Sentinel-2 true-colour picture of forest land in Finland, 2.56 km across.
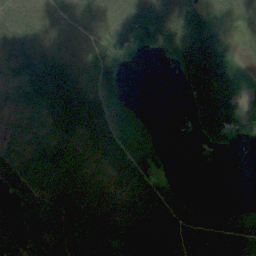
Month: August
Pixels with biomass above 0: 77%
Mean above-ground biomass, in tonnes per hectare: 51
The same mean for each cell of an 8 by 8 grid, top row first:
63 53 57 57 72 97 55 49
76 57 46 56 22 85 95 12
65 91 57 36 0 14 111 36
55 71 79 43 10 0 102 46
49 63 51 54 34 0 25 10
90 60 53 52 65 10 0 0
55 74 64 57 56 67 14 13
54 70 51 53 68 61 74 64
